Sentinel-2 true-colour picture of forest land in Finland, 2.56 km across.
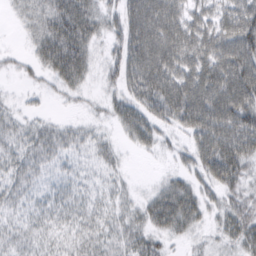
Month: March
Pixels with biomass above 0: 82%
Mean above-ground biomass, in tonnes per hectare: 45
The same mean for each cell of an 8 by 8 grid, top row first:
14 48 70 29 108 75 57 82
6 58 65 28 103 90 76 94
7 20 38 25 91 83 82 95
17 7 8 28 54 73 102 91
32 41 24 18 31 15 81 91
35 18 18 17 1 23 48 49
23 27 30 27 36 70 27 41
28 25 30 33 41 17 12 41
